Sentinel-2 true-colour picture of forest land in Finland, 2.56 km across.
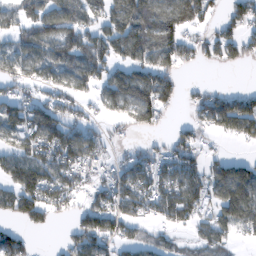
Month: February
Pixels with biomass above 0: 69%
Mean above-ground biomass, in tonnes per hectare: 80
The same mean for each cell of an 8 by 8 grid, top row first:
68 114 95 105 118 118 50 69
77 93 109 106 117 89 52 65
80 70 99 105 125 46 6 0
89 95 48 53 116 19 102 123
77 116 104 35 28 64 23 28
117 122 78 65 103 114 82 120
100 87 53 100 77 134 80 170
67 2 90 76 55 28 74 34
